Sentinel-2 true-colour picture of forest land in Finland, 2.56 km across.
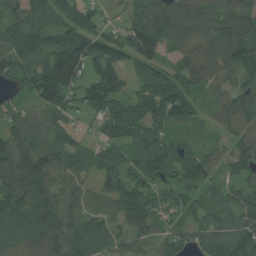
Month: July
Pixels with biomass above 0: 90%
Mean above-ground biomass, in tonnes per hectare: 83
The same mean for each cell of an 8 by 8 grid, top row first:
87 73 82 20 83 111 87 92
95 88 124 80 115 70 96 115
58 156 67 111 78 94 74 58
60 84 52 99 111 115 41 86
129 82 38 74 81 69 37 69
125 117 68 76 84 67 52 55
113 121 104 82 98 59 57 90
75 89 80 80 71 66 73 90
